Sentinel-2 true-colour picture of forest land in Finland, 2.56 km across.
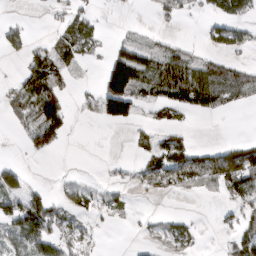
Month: March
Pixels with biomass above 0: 42%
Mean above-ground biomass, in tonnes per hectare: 40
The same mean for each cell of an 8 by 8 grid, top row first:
5 5 37 1 1 25 21 38
37 32 39 25 40 29 19 30
27 90 6 136 75 91 91 61
43 140 12 94 19 32 33 6
2 78 0 0 20 58 15 31
65 1 5 5 39 82 95 133
74 83 31 29 1 1 1 36
61 85 41 0 12 44 1 64
